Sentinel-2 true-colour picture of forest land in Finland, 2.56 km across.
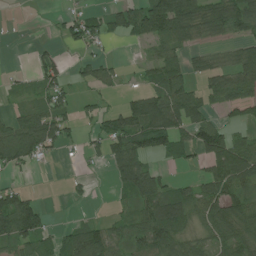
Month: July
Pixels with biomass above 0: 59%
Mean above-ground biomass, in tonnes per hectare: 60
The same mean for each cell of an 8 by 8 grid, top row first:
0 4 45 53 112 127 76 91
0 21 35 9 24 78 29 40
14 70 24 39 26 83 59 83
36 80 20 41 122 123 52 57
96 82 19 74 86 66 117 70
17 0 13 40 100 14 70 109
112 19 6 15 74 114 92 84
83 44 109 81 90 102 60 85
